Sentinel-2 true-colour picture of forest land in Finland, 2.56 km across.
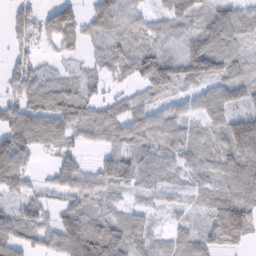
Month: February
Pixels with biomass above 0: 84%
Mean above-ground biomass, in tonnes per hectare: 63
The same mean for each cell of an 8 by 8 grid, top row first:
56 59 57 82 36 84 81 69
42 27 31 51 61 54 128 51
77 43 43 32 87 89 80 59
77 88 73 63 57 48 79 66
114 66 44 57 61 61 45 121
89 26 78 112 55 36 46 85
39 52 56 36 33 24 42 90
71 58 136 102 47 41 57 51
